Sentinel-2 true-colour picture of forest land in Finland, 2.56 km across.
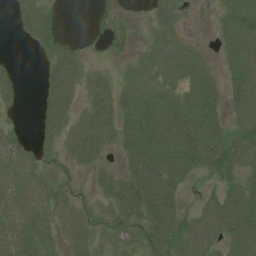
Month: July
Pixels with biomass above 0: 78%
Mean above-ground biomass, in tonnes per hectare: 56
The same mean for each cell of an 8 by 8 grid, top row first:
33 43 0 18 15 56 12 88
1 39 19 21 31 64 14 98
29 35 54 36 67 67 53 76
15 55 43 64 107 94 70 74
50 39 73 39 92 114 82 74
87 42 18 43 83 82 36 58
76 71 44 58 71 53 49 107
75 47 62 39 39 78 77 109
